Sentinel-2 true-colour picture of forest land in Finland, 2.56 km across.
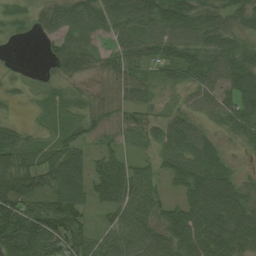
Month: August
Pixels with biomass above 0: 88%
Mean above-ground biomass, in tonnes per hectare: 62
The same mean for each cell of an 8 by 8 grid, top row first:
21 53 69 75 85 112 66 65
4 23 73 44 66 79 77 69
19 22 30 38 39 51 67 81
8 16 30 33 41 35 39 83
78 34 59 27 31 75 50 32
104 72 85 110 60 65 91 29
113 96 63 60 75 55 101 72
142 111 85 50 66 78 90 74
